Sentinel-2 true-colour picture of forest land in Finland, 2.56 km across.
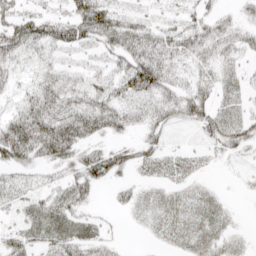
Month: April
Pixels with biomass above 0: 76%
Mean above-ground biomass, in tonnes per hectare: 31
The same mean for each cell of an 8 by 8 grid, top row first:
42 29 54 53 20 15 30 20
50 35 28 39 59 45 39 34
18 31 20 31 63 32 32 21
37 55 50 46 34 43 42 26
77 76 47 23 31 8 22 33
21 15 37 32 17 24 8 7
22 39 24 10 22 30 31 3
34 35 40 13 4 20 27 11
